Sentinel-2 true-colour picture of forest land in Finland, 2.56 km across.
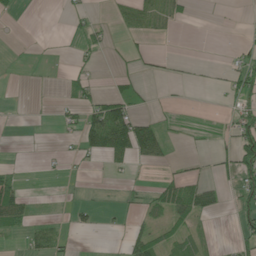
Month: June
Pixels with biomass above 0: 24%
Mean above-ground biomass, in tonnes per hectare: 18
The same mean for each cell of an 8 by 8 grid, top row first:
6 0 14 8 36 22 1 1
0 1 15 9 9 0 0 8
0 1 16 11 11 5 2 39
0 1 32 79 12 3 0 34
0 0 34 96 79 4 2 57
21 3 2 5 2 23 14 45
62 1 13 3 19 61 36 28
6 33 1 1 46 30 9 25
